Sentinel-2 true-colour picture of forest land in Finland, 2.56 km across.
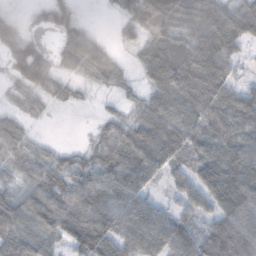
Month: November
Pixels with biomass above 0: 83%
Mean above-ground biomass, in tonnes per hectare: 58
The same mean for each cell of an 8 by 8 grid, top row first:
19 16 15 6 81 82 77 82
35 16 90 19 36 52 100 42
29 47 24 29 20 86 95 30
28 15 3 13 45 77 72 80
57 13 8 63 72 73 53 68
33 63 64 77 73 35 59 78
67 77 98 92 86 42 51 78
87 56 107 106 99 86 128 111
